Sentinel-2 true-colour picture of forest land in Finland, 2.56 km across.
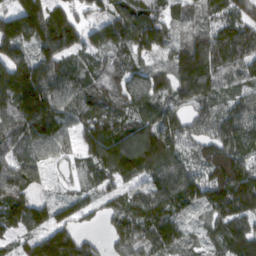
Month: March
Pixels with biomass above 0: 92%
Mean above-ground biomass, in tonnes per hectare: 119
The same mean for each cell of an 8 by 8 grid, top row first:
159 148 58 120 168 72 113 124
135 122 102 131 146 100 190 156
197 141 92 99 106 132 149 89
170 178 109 118 113 115 105 121
95 109 73 153 184 134 138 127
146 43 47 101 108 106 139 186
149 81 66 65 142 98 104 158
58 121 87 74 114 92 71 168
